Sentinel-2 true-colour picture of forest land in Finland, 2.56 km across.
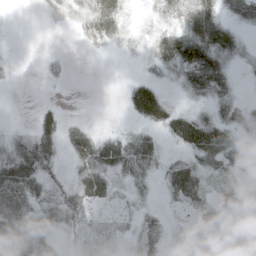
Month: May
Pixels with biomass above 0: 72%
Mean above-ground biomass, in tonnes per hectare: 28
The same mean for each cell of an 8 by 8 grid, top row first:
0 9 24 50 9 33 58 33
2 1 4 10 12 70 75 30
4 7 0 0 26 23 67 10
0 19 1 0 56 34 25 34
29 47 43 39 39 24 71 32
70 34 35 36 25 38 27 23
72 32 39 15 17 12 25 20
73 47 18 19 36 9 18 13
